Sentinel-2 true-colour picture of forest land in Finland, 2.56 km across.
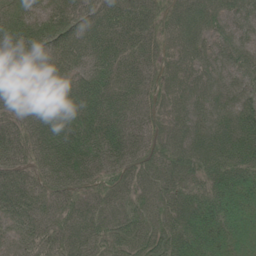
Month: June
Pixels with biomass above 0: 98%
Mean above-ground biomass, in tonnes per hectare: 65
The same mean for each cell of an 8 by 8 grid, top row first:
42 43 54 73 75 71 73 49
82 63 49 63 63 57 46 54
84 84 50 65 61 51 54 39
67 105 75 71 53 51 69 64
68 115 89 81 55 69 88 98
70 75 66 55 59 60 74 88
65 52 49 45 45 66 92 87
30 49 53 46 51 74 83 65
